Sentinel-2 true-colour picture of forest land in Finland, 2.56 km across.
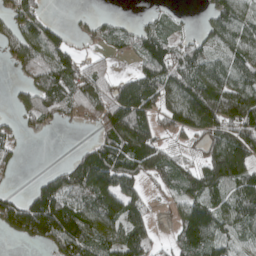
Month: April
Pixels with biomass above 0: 70%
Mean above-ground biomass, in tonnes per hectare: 92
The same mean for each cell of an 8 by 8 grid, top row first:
103 35 17 21 15 22 52 107
100 112 26 31 73 65 64 108
22 127 103 63 103 116 136 110
47 86 69 132 117 131 195 202
42 0 20 126 159 29 97 159
14 59 152 180 78 79 127 166
79 173 129 147 71 47 127 116
26 91 168 110 102 68 137 67
